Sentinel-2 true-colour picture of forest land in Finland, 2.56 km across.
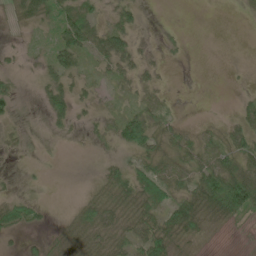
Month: June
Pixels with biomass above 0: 57%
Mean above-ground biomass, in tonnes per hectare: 20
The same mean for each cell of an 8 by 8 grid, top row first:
15 29 41 14 7 0 0 4
6 17 56 41 6 6 0 0
8 26 26 17 15 1 0 1
12 23 11 9 21 5 0 17
5 1 2 13 46 23 14 30
3 2 0 29 38 25 45 53
31 9 30 42 47 49 46 59
6 14 44 38 46 34 6 0
